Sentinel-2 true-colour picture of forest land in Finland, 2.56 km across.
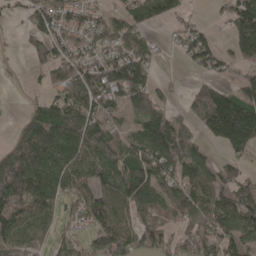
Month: April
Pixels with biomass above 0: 74%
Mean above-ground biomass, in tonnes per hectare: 85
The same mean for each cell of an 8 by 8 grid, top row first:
15 98 47 47 80 56 9 117
9 71 53 59 57 23 86 90
3 36 97 125 99 9 43 48
3 103 131 66 107 37 175 175
72 176 138 99 130 130 51 140
162 130 103 111 123 99 72 44
114 84 63 117 116 94 110 140
82 48 49 127 87 69 103 108
